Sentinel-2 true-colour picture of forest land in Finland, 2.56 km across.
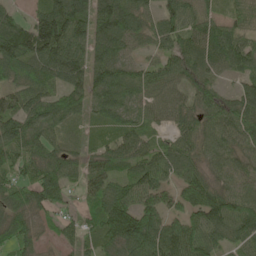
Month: May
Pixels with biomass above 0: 90%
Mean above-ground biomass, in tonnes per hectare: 72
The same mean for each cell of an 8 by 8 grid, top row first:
40 92 80 119 68 82 59 62
107 114 72 93 43 66 83 91
60 80 76 95 74 67 56 45
81 89 52 66 47 68 79 83
83 66 21 58 63 72 64 68
60 92 58 62 90 56 53 54
71 56 40 97 83 52 104 99
63 18 48 70 112 123 96 67
